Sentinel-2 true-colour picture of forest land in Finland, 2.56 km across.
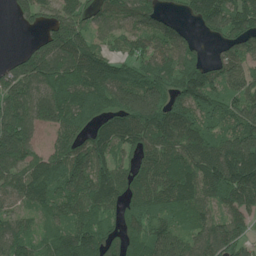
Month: June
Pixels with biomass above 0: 88%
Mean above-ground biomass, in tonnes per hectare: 132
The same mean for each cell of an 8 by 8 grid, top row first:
49 97 124 131 130 48 166 153
11 133 139 71 110 143 28 129
134 145 168 155 145 162 146 130
176 148 128 146 222 162 123 130
212 61 114 149 147 156 144 205
116 145 179 149 137 160 155 204
78 111 131 96 121 143 81 124
129 94 184 101 141 114 144 117
